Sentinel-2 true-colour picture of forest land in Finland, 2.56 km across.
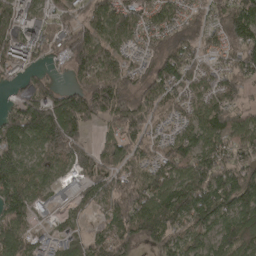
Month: April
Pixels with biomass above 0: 85%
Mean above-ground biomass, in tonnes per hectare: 100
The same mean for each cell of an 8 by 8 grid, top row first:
89 73 74 138 98 73 68 121
77 66 139 95 60 103 64 107
19 48 90 139 86 111 71 87
112 190 162 125 111 67 112 68
117 160 105 90 83 103 94 92
123 78 81 110 113 106 147 137
134 38 41 105 129 142 153 148
119 34 67 130 81 97 92 130
